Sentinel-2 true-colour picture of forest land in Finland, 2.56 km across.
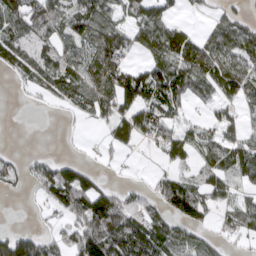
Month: March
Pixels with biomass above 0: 64%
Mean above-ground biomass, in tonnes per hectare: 57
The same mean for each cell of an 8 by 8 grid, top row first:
69 81 98 62 76 28 15 28
76 58 55 79 56 99 66 78
25 75 62 62 90 99 86 85
0 5 31 57 71 46 20 37
0 0 4 39 31 78 54 63
34 69 80 5 5 48 75 70
0 37 104 103 59 75 62 56
105 52 98 121 119 83 34 34
